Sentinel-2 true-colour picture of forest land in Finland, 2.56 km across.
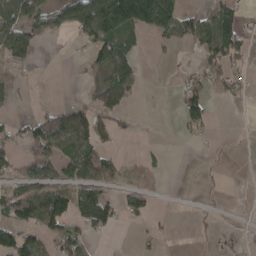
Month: April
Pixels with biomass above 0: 42%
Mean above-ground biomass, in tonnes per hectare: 47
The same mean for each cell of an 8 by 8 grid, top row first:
61 73 125 176 178 106 52 63
95 7 20 131 18 20 81 71
17 3 11 101 16 14 55 39
12 26 47 54 1 21 51 0
36 85 80 23 6 2 9 1
44 57 71 46 36 0 6 1
105 143 127 76 55 1 6 2
112 55 67 5 14 4 7 14
